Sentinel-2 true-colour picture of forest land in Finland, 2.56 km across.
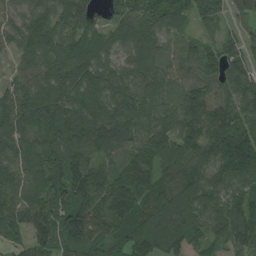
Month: August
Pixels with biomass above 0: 94%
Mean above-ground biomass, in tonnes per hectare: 112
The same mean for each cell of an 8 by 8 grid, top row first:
42 88 98 58 125 79 61 33
59 114 116 77 122 38 53 55
70 132 110 95 107 99 81 91
129 121 140 133 136 147 121 126
96 129 164 130 143 136 136 171
82 110 140 113 146 116 106 116
99 124 166 184 138 171 108 118
61 139 166 110 159 149 83 121
